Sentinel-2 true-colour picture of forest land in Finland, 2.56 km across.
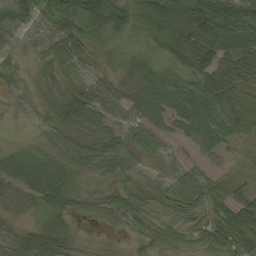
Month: August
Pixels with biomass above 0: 87%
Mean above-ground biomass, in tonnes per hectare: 49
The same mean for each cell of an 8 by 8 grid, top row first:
99 60 80 78 56 61 122 96
32 67 60 13 16 48 91 66
33 32 21 34 73 46 73 59
20 20 54 53 61 73 87 80
9 18 48 57 61 23 62 23
54 76 24 37 23 36 43 18
22 43 29 44 25 48 58 71
35 46 11 8 36 42 57 85
